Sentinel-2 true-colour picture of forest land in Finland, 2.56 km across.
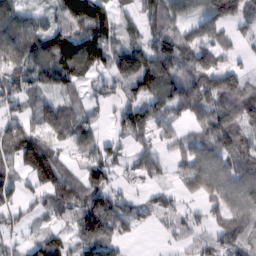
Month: February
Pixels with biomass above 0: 80%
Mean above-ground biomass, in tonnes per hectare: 78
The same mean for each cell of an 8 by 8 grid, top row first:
81 43 179 97 67 70 89 70
124 118 133 103 77 98 86 22
70 81 71 80 129 107 98 70
50 89 58 39 108 72 75 107
122 105 68 55 55 51 73 87
73 128 67 71 57 32 110 95
66 66 106 106 52 38 45 95
28 81 71 80 4 29 40 73
